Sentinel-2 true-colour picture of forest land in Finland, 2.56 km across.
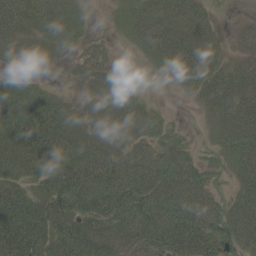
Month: June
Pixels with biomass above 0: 82%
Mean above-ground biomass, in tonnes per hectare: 59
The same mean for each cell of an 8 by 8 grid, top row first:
74 61 17 9 55 77 34 5
69 54 31 15 34 87 45 20
32 17 34 37 2 27 63 50
95 78 30 63 58 4 23 57
87 111 54 49 57 48 15 46
60 84 91 97 89 89 49 41
110 94 71 78 83 87 78 54
127 97 86 69 71 101 89 67
